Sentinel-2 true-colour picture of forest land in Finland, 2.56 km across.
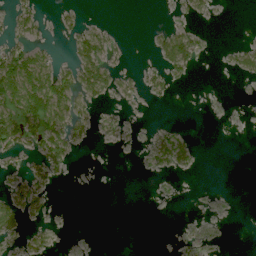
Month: July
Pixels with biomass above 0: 28%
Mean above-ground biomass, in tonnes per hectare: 18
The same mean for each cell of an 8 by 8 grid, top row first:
24 2 11 0 0 5 9 0
34 14 42 21 1 58 5 16
129 77 61 38 19 12 0 6
89 128 29 8 1 0 0 0
58 62 12 6 4 31 0 0
13 29 0 0 1 6 0 0
43 15 0 0 0 0 0 0
18 18 0 0 0 1 2 0
